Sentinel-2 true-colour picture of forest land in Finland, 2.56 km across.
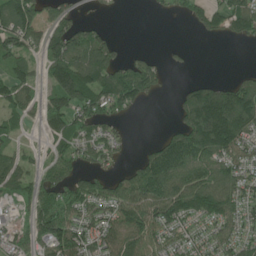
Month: June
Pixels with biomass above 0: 67%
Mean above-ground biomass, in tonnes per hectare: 85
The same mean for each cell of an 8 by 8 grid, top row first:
120 65 31 3 2 16 81 106
89 107 128 76 8 14 0 7
88 63 158 120 105 3 26 50
75 108 100 70 9 53 259 220
34 40 70 66 15 139 218 126
90 63 62 51 143 138 106 89
34 100 90 100 144 140 147 95
52 112 107 103 129 71 90 92
